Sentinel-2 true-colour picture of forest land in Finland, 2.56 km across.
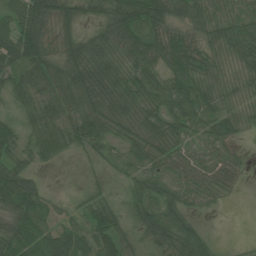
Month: July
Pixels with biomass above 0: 91%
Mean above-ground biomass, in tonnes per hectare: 43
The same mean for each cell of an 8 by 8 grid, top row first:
56 50 35 51 74 42 46 44
61 33 54 46 60 57 34 55
37 48 57 53 52 52 33 27
26 40 49 59 45 62 45 26
44 55 38 33 49 47 41 20
63 8 7 13 39 40 48 23
70 36 20 35 46 47 15 1
69 72 72 68 35 64 23 4
